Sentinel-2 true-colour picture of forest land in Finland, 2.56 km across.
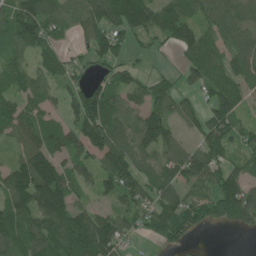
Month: June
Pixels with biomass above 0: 81%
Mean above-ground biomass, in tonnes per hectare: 91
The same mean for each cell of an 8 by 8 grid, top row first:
129 98 85 170 164 112 91 122
81 69 25 117 28 58 78 59
73 73 50 78 53 38 87 66
80 59 123 109 87 76 74 62
53 112 93 142 111 76 103 64
139 169 66 142 81 93 90 66
129 166 74 54 85 133 88 140
120 145 175 131 36 69 3 3
